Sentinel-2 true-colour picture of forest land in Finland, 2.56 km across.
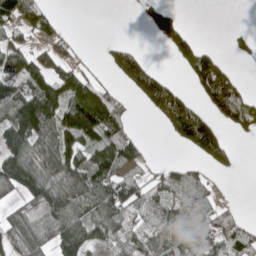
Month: May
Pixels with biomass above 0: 58%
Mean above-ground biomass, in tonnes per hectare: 75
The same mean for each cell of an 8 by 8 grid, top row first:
118 64 0 0 32 35 0 0
79 66 23 40 19 67 33 19
133 123 96 27 154 27 146 38
121 151 190 149 22 172 71 102
111 93 107 116 41 37 154 9
151 126 132 96 38 56 25 6
39 123 108 98 62 52 56 17
76 85 135 49 73 80 71 83
